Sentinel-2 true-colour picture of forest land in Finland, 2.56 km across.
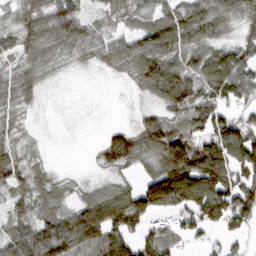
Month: March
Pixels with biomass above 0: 80%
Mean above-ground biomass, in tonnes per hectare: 74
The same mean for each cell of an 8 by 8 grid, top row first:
45 102 67 43 51 84 91 58
59 76 67 70 101 93 67 70
81 22 2 9 79 121 95 113
43 2 2 0 24 67 102 54
39 4 0 100 90 141 108 162
65 27 5 30 48 210 189 100
45 51 82 128 117 88 148 121
89 138 135 115 71 50 29 29
